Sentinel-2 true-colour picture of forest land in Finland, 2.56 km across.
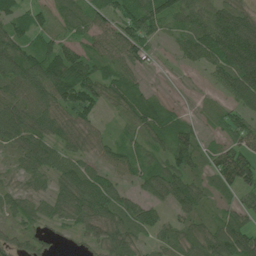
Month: June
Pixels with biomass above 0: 89%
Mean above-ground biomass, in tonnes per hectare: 66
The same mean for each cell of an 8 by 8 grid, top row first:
62 38 57 55 101 75 71 85
75 74 49 53 65 34 103 163
80 117 128 70 25 6 20 125
103 85 97 25 86 42 22 62
64 84 54 45 51 100 33 68
31 58 94 43 66 81 48 112
55 46 94 89 67 54 32 46
39 28 22 74 36 61 86 103
